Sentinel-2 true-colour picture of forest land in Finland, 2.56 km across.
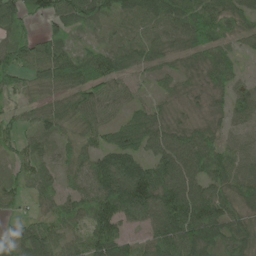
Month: June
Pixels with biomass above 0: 91%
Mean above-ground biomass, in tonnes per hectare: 65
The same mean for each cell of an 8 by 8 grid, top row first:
63 68 78 52 56 85 80 57
92 74 40 50 51 45 72 26
69 71 109 78 20 35 39 32
31 54 67 37 42 24 32 58
39 31 52 64 75 99 76 36
40 40 47 125 115 125 86 68
32 30 51 112 117 144 100 54
75 66 38 110 34 110 104 69
